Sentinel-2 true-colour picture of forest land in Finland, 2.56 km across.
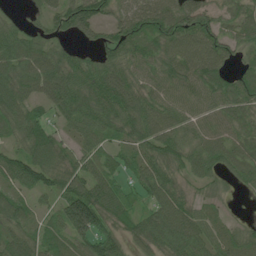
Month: June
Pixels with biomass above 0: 88%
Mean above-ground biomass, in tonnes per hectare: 71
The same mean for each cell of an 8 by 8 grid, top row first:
16 46 95 49 90 99 66 48
85 66 33 72 77 87 98 46
93 93 94 104 58 69 84 58
86 47 98 105 94 61 60 58
48 102 45 52 77 73 70 60
84 88 77 66 77 53 53 49
70 31 154 86 49 91 32 2
83 64 71 82 78 96 65 45
